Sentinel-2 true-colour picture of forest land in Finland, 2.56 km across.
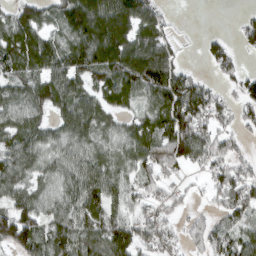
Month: March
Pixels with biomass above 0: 79%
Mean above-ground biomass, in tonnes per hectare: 74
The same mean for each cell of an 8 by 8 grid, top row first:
78 58 143 165 100 6 0 13
106 96 116 159 124 34 33 27
67 96 77 86 133 112 22 53
72 64 112 56 52 134 87 42
80 61 70 53 93 125 83 27
81 56 100 74 50 35 46 65
85 60 98 73 48 42 29 75
94 89 87 112 56 26 75 75
